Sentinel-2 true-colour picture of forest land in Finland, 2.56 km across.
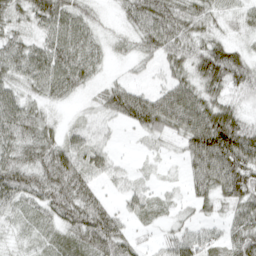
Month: April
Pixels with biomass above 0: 88%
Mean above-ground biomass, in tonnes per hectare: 50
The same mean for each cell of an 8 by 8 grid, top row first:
38 63 48 14 69 62 44 32
54 54 61 23 38 59 62 28
44 58 47 22 18 45 75 64
73 23 14 50 86 85 77 42
64 54 42 17 13 25 113 104
84 76 61 27 13 8 73 88
45 59 83 31 38 20 24 57
23 36 64 77 15 47 50 70
